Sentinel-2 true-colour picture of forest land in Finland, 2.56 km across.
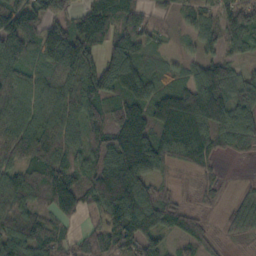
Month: October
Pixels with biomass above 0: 87%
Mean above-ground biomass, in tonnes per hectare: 83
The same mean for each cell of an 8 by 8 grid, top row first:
128 96 76 95 45 40 68 91
114 145 138 81 63 17 54 56
90 76 120 124 94 46 137 90
79 97 100 64 107 149 136 105
111 90 62 87 106 97 71 68
81 123 73 127 107 18 25 2
80 67 70 129 158 60 18 36
96 71 43 109 99 35 34 24
